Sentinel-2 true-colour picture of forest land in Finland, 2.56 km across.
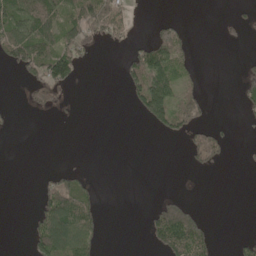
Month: May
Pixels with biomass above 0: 29%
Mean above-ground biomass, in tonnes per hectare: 34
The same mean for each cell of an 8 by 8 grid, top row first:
87 104 86 71 1 10 0 12
97 89 68 11 46 68 0 7
8 100 24 0 84 51 2 24
6 26 3 0 57 89 29 16
0 0 0 0 0 7 73 3
0 20 31 0 0 0 7 1
0 90 105 0 9 87 3 0
0 121 99 0 13 137 67 16
